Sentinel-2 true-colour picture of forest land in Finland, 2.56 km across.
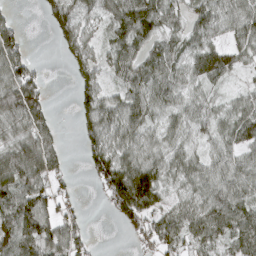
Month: March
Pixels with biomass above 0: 79%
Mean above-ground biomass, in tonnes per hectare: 58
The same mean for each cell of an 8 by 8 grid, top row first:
16 38 59 63 109 44 71 70
68 1 62 54 53 44 71 54
95 15 42 32 72 54 60 17
102 50 45 68 66 42 41 54
68 72 30 69 60 44 37 64
89 70 6 108 114 48 55 59
100 60 24 50 108 51 75 74
92 76 51 0 40 54 60 73
